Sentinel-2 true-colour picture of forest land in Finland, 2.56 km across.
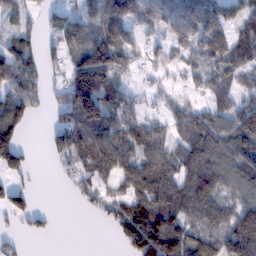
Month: February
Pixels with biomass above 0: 74%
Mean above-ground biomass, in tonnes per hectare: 88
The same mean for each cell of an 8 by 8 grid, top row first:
59 40 67 115 94 147 120 71
107 36 101 148 58 76 127 107
124 42 166 101 25 29 94 54
115 30 165 111 45 79 93 99
96 28 98 122 107 73 163 153
49 1 50 82 128 121 154 110
70 11 17 58 114 127 122 111
21 10 0 10 142 162 97 180
